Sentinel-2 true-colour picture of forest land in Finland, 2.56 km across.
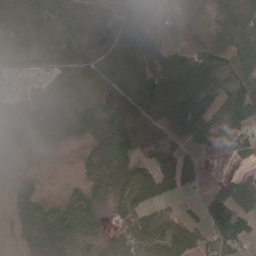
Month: May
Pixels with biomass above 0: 75%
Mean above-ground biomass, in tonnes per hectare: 63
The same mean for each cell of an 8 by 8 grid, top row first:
129 78 97 81 55 35 25 92
67 49 39 82 76 40 64 78
6 20 53 64 68 117 107 77
18 61 88 82 68 89 85 130
13 36 21 112 61 49 53 42
7 2 27 115 95 122 14 30
37 59 84 33 72 21 75 82
19 111 66 47 78 92 71 82
